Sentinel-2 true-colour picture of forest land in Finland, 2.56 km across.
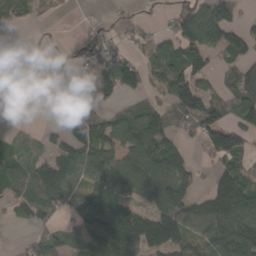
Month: March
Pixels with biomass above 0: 67%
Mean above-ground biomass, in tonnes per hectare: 79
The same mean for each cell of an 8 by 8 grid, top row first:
75 13 5 13 18 92 171 51
4 4 43 65 41 110 122 92
13 72 86 154 67 110 62 96
13 33 52 46 80 76 104 90
38 33 137 108 153 61 81 83
83 114 67 112 119 117 27 97
45 57 60 92 67 148 124 177
6 73 40 150 146 112 90 169
